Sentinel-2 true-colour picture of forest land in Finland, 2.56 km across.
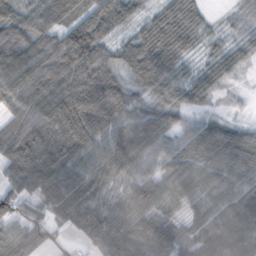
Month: October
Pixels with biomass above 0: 91%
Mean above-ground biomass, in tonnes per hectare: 70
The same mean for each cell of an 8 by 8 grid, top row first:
63 74 72 80 31 55 16 13
84 87 129 48 93 71 22 24
94 102 121 84 72 62 42 8
66 100 152 107 49 57 21 5
94 83 105 82 92 57 83 77
73 100 81 70 64 68 67 69
54 66 89 59 77 41 66 76
60 57 29 74 97 75 87 75
